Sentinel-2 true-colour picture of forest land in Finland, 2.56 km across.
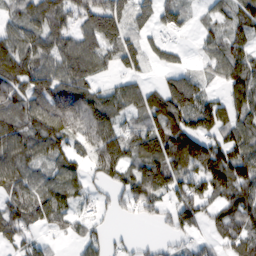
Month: February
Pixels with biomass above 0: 77%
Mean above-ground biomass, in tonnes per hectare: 82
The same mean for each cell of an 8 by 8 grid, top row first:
57 111 80 139 52 66 32 80
93 80 98 88 62 29 42 63
112 107 102 36 41 76 30 100
91 120 144 101 107 143 115 78
101 88 64 119 110 148 106 85
100 62 67 74 146 117 142 106
94 102 40 30 63 100 67 107
64 25 41 31 14 36 40 86
